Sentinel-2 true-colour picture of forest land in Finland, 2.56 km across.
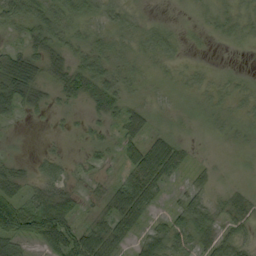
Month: September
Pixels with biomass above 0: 71%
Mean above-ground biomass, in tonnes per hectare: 26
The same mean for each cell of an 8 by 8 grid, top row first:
37 45 30 23 7 2 10 18
18 44 25 23 19 11 2 5
82 31 49 36 13 10 10 8
30 16 6 26 26 9 12 10
3 3 6 15 49 31 2 7
40 29 7 10 64 22 16 3
80 70 22 44 45 21 39 29
58 47 57 44 34 48 34 28
